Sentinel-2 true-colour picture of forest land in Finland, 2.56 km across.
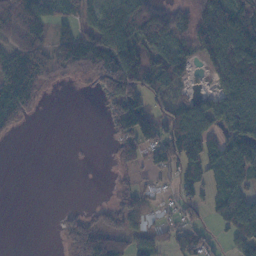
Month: November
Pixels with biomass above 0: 63%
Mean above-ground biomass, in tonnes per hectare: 56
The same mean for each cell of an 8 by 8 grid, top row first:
106 47 43 74 107 70 72 129
68 73 108 110 79 64 84 156
130 46 13 95 86 56 19 118
72 1 0 51 88 63 73 110
2 0 1 27 76 84 78 95
0 0 0 13 18 35 61 80
0 0 12 51 43 19 20 90
0 0 89 99 48 36 36 49
